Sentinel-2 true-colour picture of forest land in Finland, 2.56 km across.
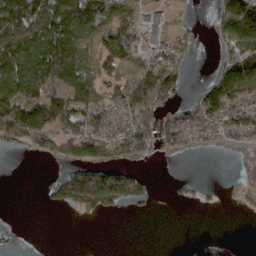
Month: March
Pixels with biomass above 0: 55%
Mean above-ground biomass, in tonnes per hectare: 71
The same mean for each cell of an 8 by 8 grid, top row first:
155 145 153 117 30 23 17 192
117 162 96 127 49 51 4 121
137 146 130 76 134 95 32 148
170 156 144 83 113 47 105 91
57 80 144 103 95 68 37 44
0 15 134 121 32 9 1 20
0 17 72 63 15 4 7 11
3 0 0 0 0 0 30 2
